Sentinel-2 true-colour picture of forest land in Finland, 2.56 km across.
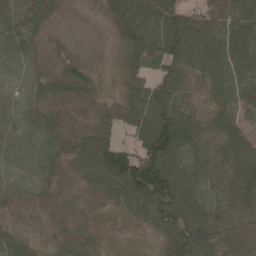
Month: May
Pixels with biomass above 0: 90%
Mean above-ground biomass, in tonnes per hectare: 53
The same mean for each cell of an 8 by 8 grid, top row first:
43 33 7 38 82 79 26 56
38 21 16 18 105 100 62 85
18 46 73 8 63 72 49 74
31 35 6 43 98 94 34 38
38 42 51 78 82 116 48 62
36 32 35 98 130 74 50 75
20 16 15 28 82 91 68 73
37 20 28 3 4 82 91 89
